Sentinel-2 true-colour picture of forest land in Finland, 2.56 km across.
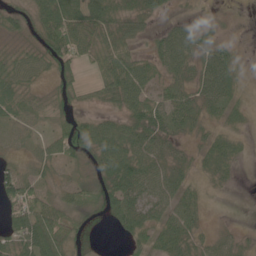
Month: June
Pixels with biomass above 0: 78%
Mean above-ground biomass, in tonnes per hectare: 41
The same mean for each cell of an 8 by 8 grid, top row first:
35 68 64 54 39 12 5 1
22 58 52 64 15 84 32 11
44 23 29 76 58 37 61 41
39 30 26 30 63 58 40 31
16 27 66 77 57 25 61 18
46 20 16 77 66 48 31 6
51 47 45 61 48 80 12 0
52 76 27 4 47 73 21 18
